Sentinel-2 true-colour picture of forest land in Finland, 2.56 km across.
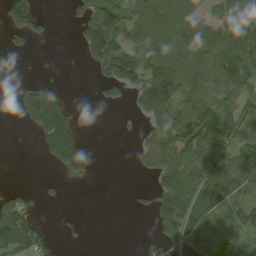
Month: August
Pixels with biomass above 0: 54%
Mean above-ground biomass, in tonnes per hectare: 55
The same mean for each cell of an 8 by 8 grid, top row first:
97 12 45 121 109 102 42 85
16 1 31 110 94 85 73 91
8 18 0 70 107 125 82 85
18 113 10 2 71 93 89 57
0 68 59 0 37 83 78 59
0 7 29 0 18 89 80 83
84 6 1 0 21 118 106 52
122 24 8 0 21 87 52 60
